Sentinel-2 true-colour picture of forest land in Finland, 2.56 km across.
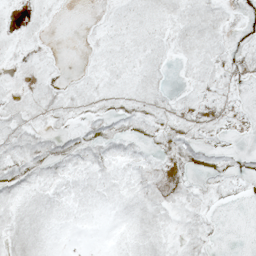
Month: May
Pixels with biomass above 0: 70%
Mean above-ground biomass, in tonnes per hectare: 8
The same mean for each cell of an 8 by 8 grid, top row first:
2 4 0 5 10 11 13 2
5 2 1 8 10 9 12 3
5 7 6 8 11 2 10 4
10 11 8 10 12 10 8 4
13 11 12 13 8 13 6 1
15 11 10 10 11 9 7 10
10 10 7 7 11 9 7 1
10 7 2 3 10 6 7 0
